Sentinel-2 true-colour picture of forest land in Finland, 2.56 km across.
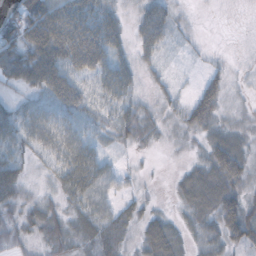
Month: October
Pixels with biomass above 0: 72%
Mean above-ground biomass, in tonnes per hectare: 35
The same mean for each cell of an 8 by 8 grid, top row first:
36 82 70 34 44 20 0 0
62 85 90 47 39 8 3 1
41 75 46 55 14 6 23 5
36 46 49 42 29 19 48 11
45 48 58 17 18 8 31 30
52 16 78 29 5 14 56 47
28 27 35 32 18 13 51 55
25 35 30 50 34 40 28 41
